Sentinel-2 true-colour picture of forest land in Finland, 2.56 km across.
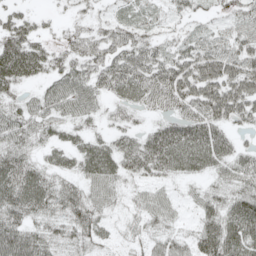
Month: May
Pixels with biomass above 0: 85%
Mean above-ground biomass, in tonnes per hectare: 46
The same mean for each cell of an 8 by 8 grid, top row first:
34 10 20 19 19 21 19 35
72 33 42 50 49 28 47 47
54 36 52 63 64 81 79 79
36 42 44 23 30 52 72 58
41 32 34 42 59 87 85 26
74 42 39 51 41 37 31 53
65 47 57 25 33 22 41 69
80 46 43 18 29 38 66 79
